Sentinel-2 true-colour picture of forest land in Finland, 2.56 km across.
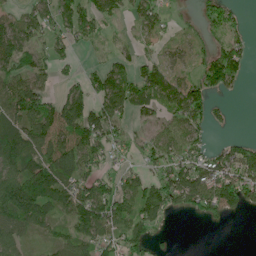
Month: June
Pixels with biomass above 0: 67%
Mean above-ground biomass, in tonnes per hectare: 64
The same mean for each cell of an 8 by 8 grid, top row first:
33 66 79 52 69 17 49 23
82 43 24 18 27 24 39 63
73 40 38 88 85 51 100 50
81 88 97 85 39 73 67 0
93 104 98 54 38 78 40 48
103 121 94 44 46 104 110 135
121 84 95 99 103 50 98 81
58 22 69 64 72 4 0 0
